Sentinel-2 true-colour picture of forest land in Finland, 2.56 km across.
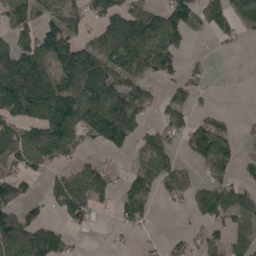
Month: May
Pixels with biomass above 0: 59%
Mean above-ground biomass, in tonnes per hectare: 82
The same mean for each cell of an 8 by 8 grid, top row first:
75 50 63 108 107 126 82 102
128 137 106 131 143 88 4 13
253 154 142 113 73 53 26 1
116 153 137 163 55 66 31 3
123 134 60 92 64 40 154 40
84 43 111 62 108 89 54 38
79 42 113 30 89 11 95 102
117 110 9 13 13 23 56 50
